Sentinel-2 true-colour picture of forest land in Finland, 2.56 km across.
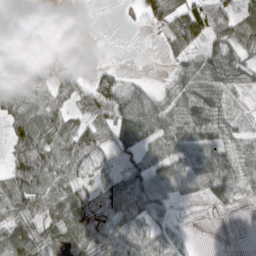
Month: March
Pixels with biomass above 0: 73%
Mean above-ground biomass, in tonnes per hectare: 42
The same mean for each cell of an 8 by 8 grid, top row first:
13 5 0 0 30 87 91 56
11 21 5 0 0 59 60 50
54 38 21 46 11 36 53 38
57 59 25 66 92 49 68 13
56 65 73 43 69 55 61 34
55 64 40 25 72 70 80 50
49 37 70 37 54 14 11 7
71 60 67 44 38 21 0 0
